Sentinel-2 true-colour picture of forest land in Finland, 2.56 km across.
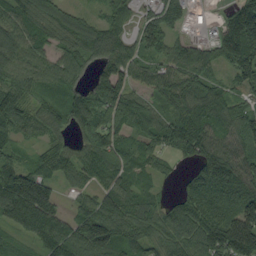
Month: September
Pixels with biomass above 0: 88%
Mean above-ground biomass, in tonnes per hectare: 89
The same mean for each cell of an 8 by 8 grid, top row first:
91 98 59 62 47 69 5 156
74 62 98 111 71 79 71 157
84 71 52 126 67 121 87 64
72 86 96 89 112 99 104 77
46 70 54 75 61 89 113 95
119 97 70 75 52 22 163 144
153 138 48 96 84 78 134 98
46 113 93 65 88 97 126 186
